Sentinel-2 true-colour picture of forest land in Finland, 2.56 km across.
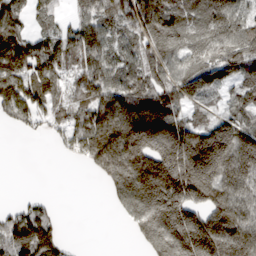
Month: March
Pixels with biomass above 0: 78%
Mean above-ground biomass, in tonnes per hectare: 133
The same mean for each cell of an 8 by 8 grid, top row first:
99 59 83 122 209 138 139 114
185 129 147 93 109 135 124 130
160 145 95 123 124 124 109 82
108 96 103 180 180 88 52 97
0 18 127 253 213 201 222 191
0 0 3 215 244 218 208 210
51 46 0 45 279 278 168 156
151 156 2 0 136 286 303 250
